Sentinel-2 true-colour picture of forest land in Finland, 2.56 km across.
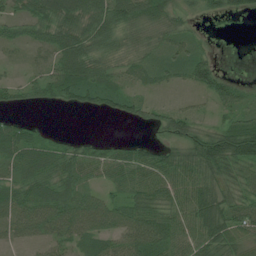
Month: July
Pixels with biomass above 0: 78%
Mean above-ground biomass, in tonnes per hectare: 53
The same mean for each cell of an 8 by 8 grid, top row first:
38 81 87 83 73 49 27 22
24 49 89 58 43 42 18 0
18 58 100 54 35 25 61 17
19 6 25 46 41 35 16 54
95 48 34 30 33 52 78 91
62 76 62 45 62 74 72 63
70 80 70 48 76 61 107 58
29 44 47 48 88 64 88 48
